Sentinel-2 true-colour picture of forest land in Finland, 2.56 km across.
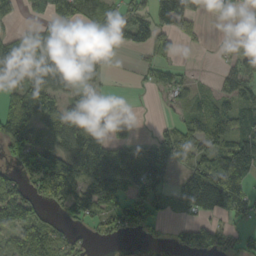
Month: September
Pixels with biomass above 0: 63%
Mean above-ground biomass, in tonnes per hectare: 81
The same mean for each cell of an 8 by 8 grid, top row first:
29 78 99 58 73 131 42 43
119 144 100 66 65 41 7 28
99 145 67 7 21 45 6 96
116 108 107 39 1 21 64 95
121 79 172 122 53 99 87 120
48 179 139 137 133 52 143 161
90 44 123 112 125 44 132 99
78 96 20 34 18 33 78 45
